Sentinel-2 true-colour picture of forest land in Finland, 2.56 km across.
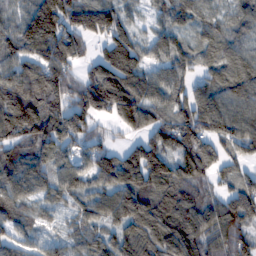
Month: February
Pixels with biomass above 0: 91%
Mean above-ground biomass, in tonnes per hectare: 107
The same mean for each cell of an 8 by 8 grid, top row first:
75 176 129 112 29 86 60 71
114 144 84 121 80 87 76 71
147 157 106 172 133 97 83 124
162 150 133 111 118 108 165 120
103 122 91 59 103 148 95 116
116 93 100 128 140 125 70 75
80 54 67 113 117 116 96 150
66 68 77 84 120 125 111 125
